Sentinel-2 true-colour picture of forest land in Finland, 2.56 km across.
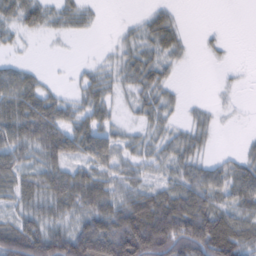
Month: February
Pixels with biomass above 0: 70%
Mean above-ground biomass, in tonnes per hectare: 49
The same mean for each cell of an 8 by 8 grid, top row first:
43 35 32 0 17 16 0 0
13 2 1 11 39 30 6 0
53 10 19 32 49 12 0 3
73 71 41 24 34 16 14 4
68 75 61 58 30 39 17 5
61 65 60 51 33 42 52 54
35 56 66 82 105 105 85 53
114 101 127 147 175 157 143 84
